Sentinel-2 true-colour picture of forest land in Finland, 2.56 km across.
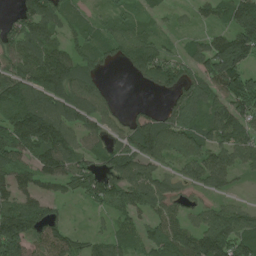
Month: July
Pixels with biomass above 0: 82%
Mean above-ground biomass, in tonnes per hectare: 92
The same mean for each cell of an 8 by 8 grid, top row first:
69 115 56 46 55 25 46 121
112 106 76 77 103 33 90 153
119 168 105 6 55 87 104 128
152 129 104 58 51 112 93 121
171 162 80 63 149 101 97 114
83 88 114 104 93 57 105 40
109 50 18 70 77 62 55 54
187 113 53 67 83 125 148 130
